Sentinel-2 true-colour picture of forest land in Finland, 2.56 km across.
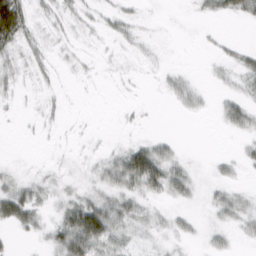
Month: February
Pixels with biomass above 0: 36%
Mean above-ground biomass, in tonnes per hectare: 9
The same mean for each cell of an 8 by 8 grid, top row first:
46 6 6 9 2 0 6 11
13 7 2 2 4 0 1 6
4 3 1 1 1 8 2 7
1 4 0 0 1 2 2 20
0 1 1 2 15 6 0 4
7 4 3 17 51 16 3 4
40 5 38 25 10 4 6 11
3 9 48 23 4 5 7 3
